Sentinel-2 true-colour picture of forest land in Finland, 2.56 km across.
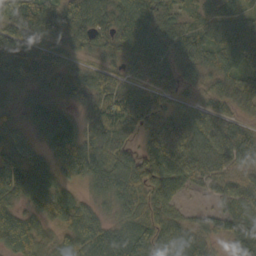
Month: October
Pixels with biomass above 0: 92%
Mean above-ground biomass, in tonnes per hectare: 71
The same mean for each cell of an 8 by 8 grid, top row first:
96 103 97 78 89 53 54 64
104 97 59 59 82 73 73 106
90 99 95 66 61 58 45 63
55 82 49 93 83 51 46 33
72 62 89 73 44 71 61 36
106 75 70 96 85 79 31 29
58 79 74 57 74 43 28 73
101 52 86 86 90 98 57 74
